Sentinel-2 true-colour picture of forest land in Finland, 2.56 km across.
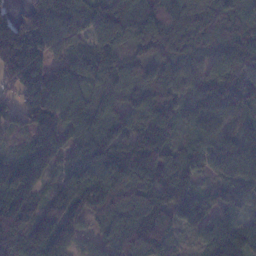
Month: January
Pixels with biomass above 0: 95%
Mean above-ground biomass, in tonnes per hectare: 103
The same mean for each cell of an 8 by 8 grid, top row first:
63 165 126 160 127 69 89 66
247 126 60 121 114 99 62 111
170 96 65 70 109 108 93 108
98 120 110 91 126 73 100 74
37 127 119 119 127 60 77 104
93 65 112 138 98 117 41 85
133 117 132 112 93 102 82 55
140 143 69 93 150 41 75 120
